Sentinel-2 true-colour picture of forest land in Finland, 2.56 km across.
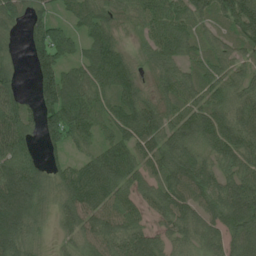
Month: July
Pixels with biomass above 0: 89%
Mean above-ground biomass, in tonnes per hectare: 90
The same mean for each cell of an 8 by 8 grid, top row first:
82 58 94 70 89 105 91 165
18 158 61 104 53 110 59 59
38 132 92 138 44 88 83 62
88 110 125 99 112 74 93 84
125 65 56 104 91 107 82 112
169 71 130 147 80 103 87 92
169 40 111 86 53 99 77 114
116 20 62 81 80 54 70 84
